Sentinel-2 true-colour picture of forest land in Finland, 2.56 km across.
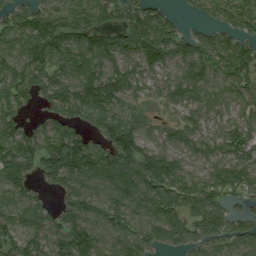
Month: August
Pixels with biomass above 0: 88%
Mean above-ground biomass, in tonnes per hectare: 116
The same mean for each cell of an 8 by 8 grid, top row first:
86 138 144 113 150 35 60 93
104 147 133 105 149 115 96 112
140 125 137 122 65 111 112 104
96 72 134 147 70 71 86 95
143 125 129 150 126 89 84 126
120 95 160 171 191 165 115 130
122 65 146 119 141 131 145 56
100 107 155 100 103 100 112 112
